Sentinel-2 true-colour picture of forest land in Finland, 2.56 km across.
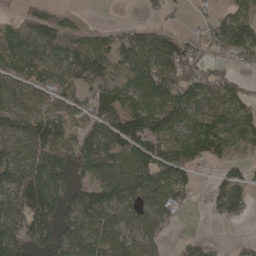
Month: April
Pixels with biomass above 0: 73%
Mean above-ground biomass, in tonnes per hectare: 80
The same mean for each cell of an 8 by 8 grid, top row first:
22 60 19 0 19 15 35 97
66 78 91 94 153 124 53 111
70 64 110 72 130 121 96 45
91 73 56 99 140 114 100 91
71 136 73 115 129 91 127 58
99 149 59 104 118 91 12 59
104 158 104 82 82 48 19 50
134 93 88 76 73 11 15 7
